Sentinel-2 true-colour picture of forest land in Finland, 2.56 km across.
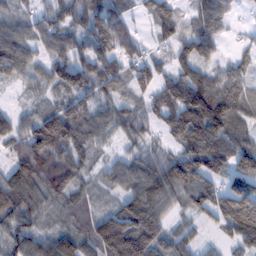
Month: February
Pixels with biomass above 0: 88%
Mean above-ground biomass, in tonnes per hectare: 89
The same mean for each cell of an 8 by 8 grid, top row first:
58 63 81 90 31 82 143 24
103 67 59 118 42 67 101 29
54 70 99 102 80 88 120 97
40 58 88 59 57 121 157 91
78 118 92 36 55 76 161 91
92 86 63 59 115 146 149 123
96 56 66 45 149 62 113 182
94 71 91 198 185 70 21 100
